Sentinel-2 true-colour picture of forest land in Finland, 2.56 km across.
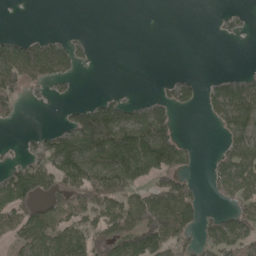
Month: May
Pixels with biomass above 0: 47%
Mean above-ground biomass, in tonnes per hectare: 59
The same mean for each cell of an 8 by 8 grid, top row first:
0 0 0 0 0 0 0 8
80 81 25 0 0 0 0 0
88 64 10 0 0 31 11 32
33 0 63 100 63 43 21 93
7 76 141 175 175 94 0 73
109 95 115 146 90 100 25 106
118 68 79 91 126 170 15 62
49 88 90 101 138 100 54 69
